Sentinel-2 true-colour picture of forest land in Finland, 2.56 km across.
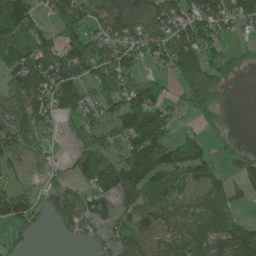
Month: May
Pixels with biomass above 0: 71%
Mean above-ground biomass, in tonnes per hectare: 85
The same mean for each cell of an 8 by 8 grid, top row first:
146 55 130 126 88 125 145 117
128 88 142 126 92 141 109 28
76 132 103 123 85 55 139 26
75 86 74 97 237 48 44 0
79 19 73 77 183 91 45 20
29 25 72 139 127 92 72 60
110 43 81 72 94 51 60 29
28 0 36 61 78 49 86 182
